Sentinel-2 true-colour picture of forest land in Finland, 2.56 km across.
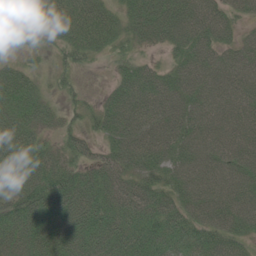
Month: June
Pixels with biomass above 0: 89%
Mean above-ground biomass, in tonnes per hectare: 63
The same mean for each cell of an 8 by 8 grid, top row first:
15 51 75 48 81 86 79 38
14 23 54 33 25 51 74 57
77 23 12 30 86 69 73 74
85 46 27 81 87 73 72 75
103 39 46 66 85 76 71 80
50 75 68 74 68 54 75 80
71 79 88 74 78 68 78 85
52 66 78 85 75 64 67 50
